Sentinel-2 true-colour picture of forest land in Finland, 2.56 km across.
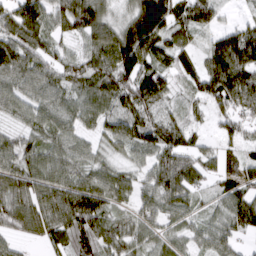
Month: March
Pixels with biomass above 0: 89%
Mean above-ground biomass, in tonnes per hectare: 81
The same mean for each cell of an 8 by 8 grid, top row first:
110 96 151 58 182 102 72 16
100 71 43 142 141 78 58 146
74 80 73 119 124 44 115 155
53 73 74 75 105 45 49 98
65 73 51 57 87 103 25 50
105 86 74 69 45 137 50 36
109 104 146 62 58 71 34 97
42 63 92 78 55 49 60 46
